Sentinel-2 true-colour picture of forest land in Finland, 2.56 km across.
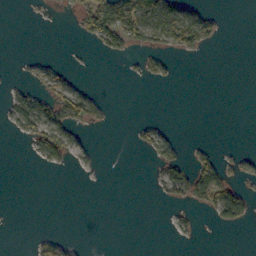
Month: October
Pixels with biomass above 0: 21%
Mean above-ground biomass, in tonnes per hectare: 17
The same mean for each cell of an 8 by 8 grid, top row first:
0 2 36 80 84 60 30 0
0 0 2 35 32 51 20 0
5 35 6 0 13 4 0 0
46 61 61 4 0 0 0 0
2 56 17 0 22 21 5 1
0 1 2 0 1 44 64 25
0 0 0 0 0 16 42 77
0 18 2 0 0 4 0 0
